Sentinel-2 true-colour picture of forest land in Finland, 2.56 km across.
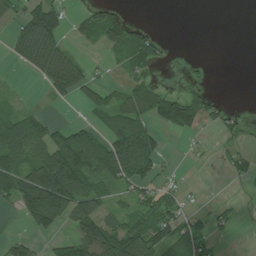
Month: July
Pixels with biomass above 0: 49%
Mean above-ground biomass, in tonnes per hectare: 60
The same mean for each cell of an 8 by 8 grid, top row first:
41 125 33 57 0 0 0 0
59 122 17 52 83 2 0 0
2 84 82 14 45 7 12 0
37 12 12 86 105 146 69 9
95 96 129 121 139 1 8 23
83 186 148 99 95 22 0 23
46 210 129 59 70 63 16 15
41 23 125 157 148 106 51 0
